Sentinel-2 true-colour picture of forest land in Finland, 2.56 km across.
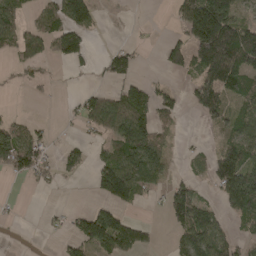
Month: April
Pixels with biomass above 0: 48%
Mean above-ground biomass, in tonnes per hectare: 63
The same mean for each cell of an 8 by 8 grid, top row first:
61 75 113 1 0 41 237 66
69 60 81 28 5 68 240 199
10 16 4 50 32 10 120 96
7 0 50 124 87 46 76 64
108 28 27 74 118 13 12 87
46 33 22 153 95 23 49 166
3 6 14 83 7 109 49 96
2 3 82 135 48 46 104 37
